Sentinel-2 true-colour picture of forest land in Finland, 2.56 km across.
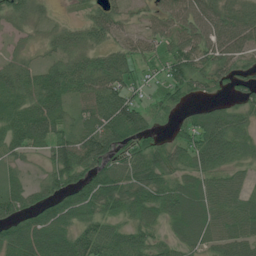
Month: July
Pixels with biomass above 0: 83%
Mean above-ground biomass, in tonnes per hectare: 58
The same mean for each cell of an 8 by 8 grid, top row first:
46 21 20 52 22 61 71 64
17 29 57 43 37 52 68 66
57 68 68 75 27 65 57 45
65 72 42 105 63 35 48 42
58 69 87 89 45 54 97 55
26 40 67 76 80 50 63 34
58 58 74 52 76 77 72 62
81 95 77 76 56 44 50 66
